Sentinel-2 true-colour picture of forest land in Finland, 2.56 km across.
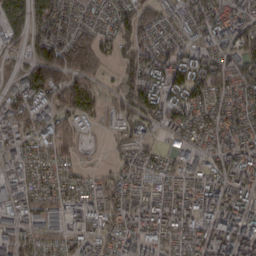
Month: February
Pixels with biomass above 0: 85%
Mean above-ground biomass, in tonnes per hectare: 70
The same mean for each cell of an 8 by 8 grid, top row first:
56 64 35 64 99 48 70 63
30 123 136 52 87 52 73 82
34 140 128 26 126 124 139 66
85 76 95 41 97 99 56 58
55 58 34 26 49 49 42 61
43 42 29 45 46 55 67 84
69 59 71 80 75 64 102 82
61 48 61 63 81 52 101 124
